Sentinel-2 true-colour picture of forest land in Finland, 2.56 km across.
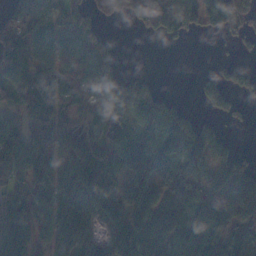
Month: November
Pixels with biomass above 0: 75%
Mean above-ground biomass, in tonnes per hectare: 82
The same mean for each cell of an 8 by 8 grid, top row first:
74 102 63 71 132 246 110 83
94 100 84 31 0 6 0 18
88 148 104 76 36 0 29 47
62 144 53 87 66 48 29 17
144 111 77 77 76 103 88 10
79 95 126 92 91 65 63 81
81 75 113 111 114 137 103 129
124 65 112 78 114 97 102 77
